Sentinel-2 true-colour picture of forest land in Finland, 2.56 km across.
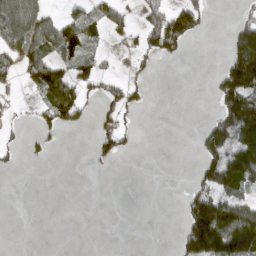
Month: April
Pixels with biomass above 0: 33%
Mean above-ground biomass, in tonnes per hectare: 46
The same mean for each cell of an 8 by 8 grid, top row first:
112 47 53 47 40 99 31 24
68 67 62 12 43 42 0 141
29 116 66 23 18 0 6 162
10 62 64 40 12 0 7 188
15 16 0 44 0 0 77 135
2 0 0 1 0 0 80 152
0 0 0 0 0 2 161 95
0 0 0 0 0 23 214 205
